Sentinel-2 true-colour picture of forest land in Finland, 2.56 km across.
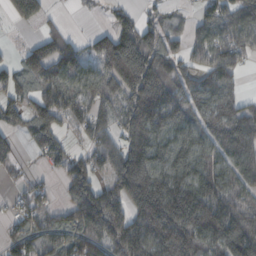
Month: October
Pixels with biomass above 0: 78%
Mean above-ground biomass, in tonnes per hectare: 114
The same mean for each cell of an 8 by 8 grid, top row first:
73 31 6 52 44 27 97 126
19 97 63 176 193 65 92 88
84 117 119 132 215 117 97 42
91 124 89 76 231 136 105 106
32 107 28 85 236 132 109 156
23 20 139 119 248 145 140 110
36 59 142 150 220 218 181 124
72 82 140 153 173 250 153 186
